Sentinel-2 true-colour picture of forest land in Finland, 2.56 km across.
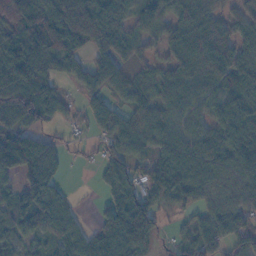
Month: November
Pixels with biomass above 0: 82%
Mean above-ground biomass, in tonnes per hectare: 68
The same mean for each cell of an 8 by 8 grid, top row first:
86 106 115 80 52 78 77 61
79 107 62 77 48 74 103 72
72 62 45 71 43 66 78 82
69 57 27 65 63 58 66 93
126 31 19 53 50 66 81 97
76 54 1 74 47 89 80 85
82 95 17 89 94 28 52 62
54 47 64 104 99 32 64 70
